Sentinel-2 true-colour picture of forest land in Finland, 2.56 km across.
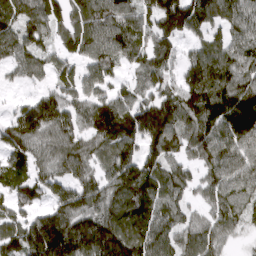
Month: March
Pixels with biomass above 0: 87%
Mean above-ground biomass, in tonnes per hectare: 116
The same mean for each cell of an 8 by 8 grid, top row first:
133 140 108 136 107 164 106 108
118 75 94 123 103 82 94 115
37 59 97 79 77 71 181 134
65 171 98 157 146 144 176 199
99 93 99 129 117 97 131 131
66 90 100 116 158 111 84 127
69 95 142 129 133 105 77 102
104 226 220 221 135 102 110 27
